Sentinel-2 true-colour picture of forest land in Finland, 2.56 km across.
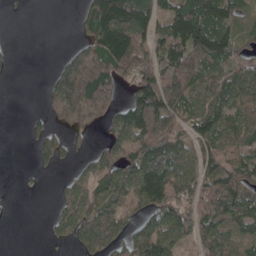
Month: April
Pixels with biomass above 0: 66%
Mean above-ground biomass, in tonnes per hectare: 85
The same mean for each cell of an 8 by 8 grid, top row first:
2 0 37 235 140 111 119 45
3 0 71 202 132 128 144 44
2 34 258 153 119 180 80 93
0 45 185 85 153 108 89 69
0 78 14 86 120 95 85 69
1 11 59 121 126 110 125 104
1 5 136 91 74 105 116 102
0 15 105 98 122 89 71 59
